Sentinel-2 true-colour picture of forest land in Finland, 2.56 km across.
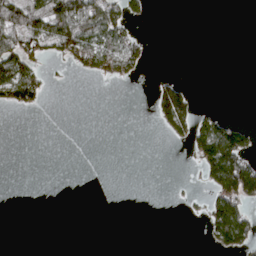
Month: April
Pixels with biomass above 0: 23%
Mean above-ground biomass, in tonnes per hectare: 26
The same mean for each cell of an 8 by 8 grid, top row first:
94 101 119 76 18 0 0 0
88 58 90 77 18 0 0 0
115 18 5 19 4 20 0 0
13 2 0 0 0 112 15 0
0 0 0 0 0 11 108 82
0 0 0 0 0 0 53 152
0 0 0 0 0 1 36 71
0 0 0 0 0 0 18 77
